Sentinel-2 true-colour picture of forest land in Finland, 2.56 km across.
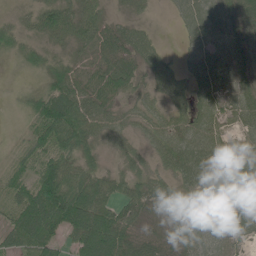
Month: June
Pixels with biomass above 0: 86%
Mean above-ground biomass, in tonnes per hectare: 53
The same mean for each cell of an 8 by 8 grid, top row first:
19 55 74 25 18 23 64 53
21 31 43 73 61 9 42 53
2 36 61 67 39 51 56 54
8 98 85 47 35 37 56 59
12 69 71 26 26 69 67 32
40 106 84 49 41 49 71 51
58 130 123 68 54 54 51 41
59 81 77 124 45 38 55 28
